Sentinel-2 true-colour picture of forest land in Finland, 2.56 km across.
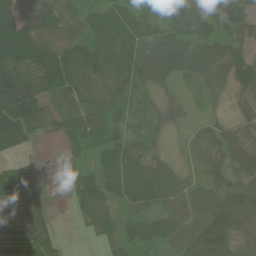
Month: July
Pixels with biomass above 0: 88%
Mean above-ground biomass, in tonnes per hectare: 57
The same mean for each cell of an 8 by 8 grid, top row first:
80 94 45 56 47 49 73 71
122 78 77 72 59 64 53 37
131 95 103 87 50 30 45 47
121 73 94 69 30 24 12 21
69 5 60 61 47 8 40 45
80 6 40 74 78 51 34 39
101 31 38 39 40 58 67 66
83 42 2 31 41 45 101 46
